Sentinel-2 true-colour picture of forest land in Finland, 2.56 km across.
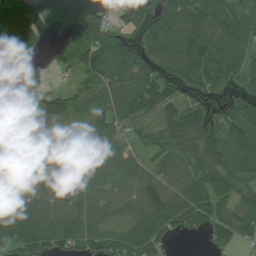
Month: July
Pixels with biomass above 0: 83%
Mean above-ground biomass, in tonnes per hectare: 95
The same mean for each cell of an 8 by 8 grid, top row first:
120 88 45 60 81 117 147 91
133 25 116 129 89 132 122 75
66 40 58 109 132 96 85 67
95 116 38 102 103 107 45 88
139 71 64 82 49 109 134 122
38 91 102 65 77 93 130 107
130 91 87 61 127 152 139 103
165 122 99 98 168 38 49 58
